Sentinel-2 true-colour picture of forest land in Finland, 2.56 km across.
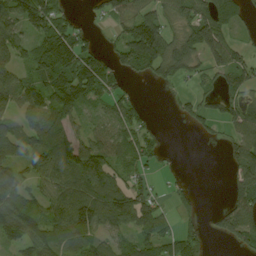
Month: August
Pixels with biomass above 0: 69%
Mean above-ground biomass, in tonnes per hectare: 73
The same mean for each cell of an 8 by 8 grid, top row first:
120 126 15 83 97 68 90 41
78 138 98 40 178 73 123 44
71 106 140 70 30 45 39 70
63 94 63 54 31 25 53 77
83 125 86 95 57 0 10 77
72 85 133 84 30 10 0 69
109 80 145 119 94 27 5 85
85 95 87 57 72 61 29 62
